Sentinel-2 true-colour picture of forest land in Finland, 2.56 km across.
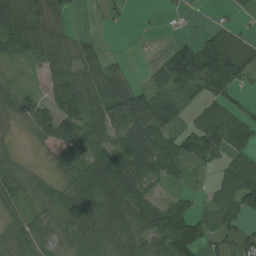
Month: August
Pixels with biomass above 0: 71%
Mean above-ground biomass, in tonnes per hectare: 59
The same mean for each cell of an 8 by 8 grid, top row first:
79 73 4 11 1 6 3 15
59 56 35 4 0 45 84 88
15 37 66 63 17 105 95 52
36 82 81 108 119 81 80 54
7 47 92 76 134 99 115 62
40 13 53 107 91 53 14 102
38 23 53 89 93 80 43 94
25 25 50 64 71 152 62 57
